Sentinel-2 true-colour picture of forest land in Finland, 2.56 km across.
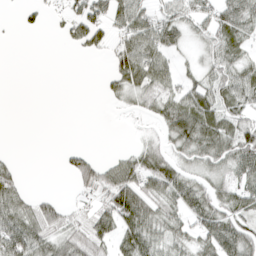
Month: April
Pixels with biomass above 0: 61%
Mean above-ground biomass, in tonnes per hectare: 42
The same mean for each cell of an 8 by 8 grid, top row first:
7 13 53 54 52 61 48 73
0 0 23 39 69 38 41 42
0 0 0 34 64 42 50 58
0 0 0 4 26 72 74 61
0 0 3 0 24 48 75 86
33 0 56 56 67 62 39 58
62 45 17 76 73 54 69 58
94 52 55 48 73 43 65 81
